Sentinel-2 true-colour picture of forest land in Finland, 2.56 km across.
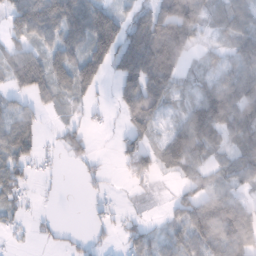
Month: January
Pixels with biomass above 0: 69%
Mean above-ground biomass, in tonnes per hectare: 53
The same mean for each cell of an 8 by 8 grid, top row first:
61 93 113 66 67 153 52 51
40 49 63 101 130 134 17 60
65 75 88 31 110 59 32 84
41 21 18 17 105 20 101 99
77 7 33 8 56 73 71 49
64 13 9 5 55 25 40 56
31 3 0 18 6 37 83 58
10 10 12 11 45 42 76 76
